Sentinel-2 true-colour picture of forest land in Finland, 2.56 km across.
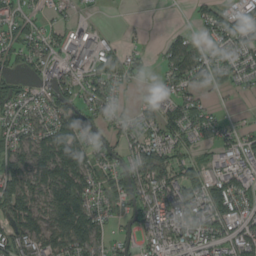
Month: August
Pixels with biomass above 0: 70%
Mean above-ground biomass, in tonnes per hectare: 53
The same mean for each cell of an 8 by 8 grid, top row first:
41 22 11 0 1 0 46 70
50 47 78 30 11 56 47 50
35 46 43 58 13 59 57 37
51 51 52 41 28 50 32 6
65 95 100 34 61 60 23 35
86 111 109 61 72 67 44 52
94 80 113 39 64 75 72 50
79 81 107 48 36 46 54 65
